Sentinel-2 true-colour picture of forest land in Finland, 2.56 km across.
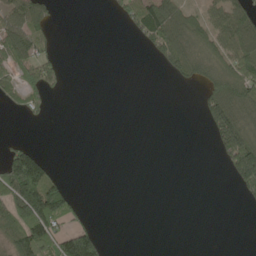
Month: May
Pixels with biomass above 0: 33%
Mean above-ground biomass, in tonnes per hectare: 45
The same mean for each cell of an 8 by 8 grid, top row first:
75 44 0 12 126 102 56 100
105 29 0 0 22 97 70 132
52 77 0 0 0 21 57 115
13 25 0 0 0 0 76 107
34 1 0 0 0 0 12 181
180 91 0 0 0 0 0 142
119 189 29 0 0 0 0 4
80 119 166 4 0 0 0 0
